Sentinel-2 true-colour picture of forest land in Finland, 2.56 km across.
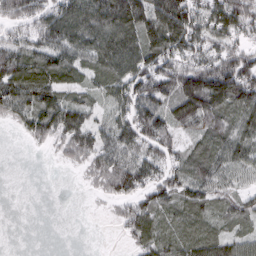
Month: March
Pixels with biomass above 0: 78%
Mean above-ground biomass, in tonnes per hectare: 70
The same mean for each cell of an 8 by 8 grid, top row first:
96 99 122 118 112 132 89 107
73 86 97 120 113 108 78 67
106 92 57 85 110 114 138 147
58 82 74 47 110 80 115 82
2 34 84 73 79 50 59 75
0 0 12 92 85 67 69 49
0 0 0 17 70 60 57 56
0 0 0 2 61 63 76 60
